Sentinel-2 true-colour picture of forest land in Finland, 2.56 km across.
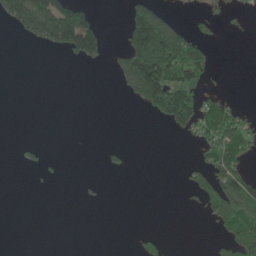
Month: June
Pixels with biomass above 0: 24%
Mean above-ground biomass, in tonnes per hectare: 41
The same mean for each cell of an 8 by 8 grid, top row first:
88 167 129 0 137 20 20 9
0 39 144 20 253 209 40 0
0 0 0 11 234 133 36 0
0 0 0 0 30 183 65 35
4 4 0 5 0 2 68 91
0 6 2 5 0 2 57 101
0 0 3 0 0 0 48 112
0 0 0 0 15 0 7 111
